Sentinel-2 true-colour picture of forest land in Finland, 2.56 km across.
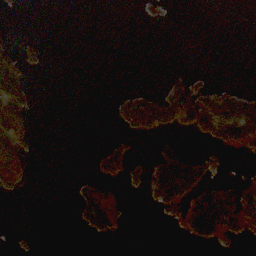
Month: November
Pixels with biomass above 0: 21%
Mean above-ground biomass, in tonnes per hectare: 26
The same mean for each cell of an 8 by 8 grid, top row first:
1 0 0 0 8 0 0 0
29 8 0 0 0 0 0 0
74 0 0 0 0 17 8 1
82 0 0 13 114 83 85 99
69 0 0 28 0 32 17 70
72 0 9 38 33 132 32 5
0 0 54 78 4 32 161 83
3 0 2 13 0 1 51 12
